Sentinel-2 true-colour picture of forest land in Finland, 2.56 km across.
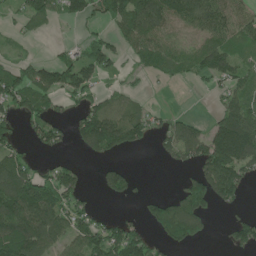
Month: June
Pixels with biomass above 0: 59%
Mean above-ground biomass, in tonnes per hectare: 75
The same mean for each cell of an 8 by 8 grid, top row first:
28 60 78 84 170 122 125 63
11 7 33 61 76 58 85 56
89 94 118 18 20 26 43 63
61 66 63 84 45 18 13 115
49 54 57 116 45 100 122 187
148 59 45 81 5 11 132 97
172 142 67 5 32 124 76 29
172 122 98 125 92 94 22 73
